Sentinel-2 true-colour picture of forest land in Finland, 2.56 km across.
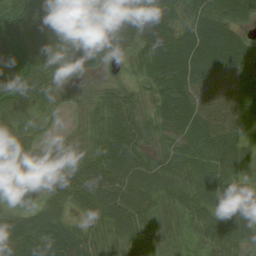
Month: August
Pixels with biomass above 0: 90%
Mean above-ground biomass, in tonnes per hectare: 56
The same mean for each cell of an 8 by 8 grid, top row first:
74 81 92 45 53 65 89 58
64 49 49 37 57 92 95 70
77 53 23 13 38 87 76 93
63 23 14 58 31 93 75 80
49 11 17 65 37 60 74 53
47 9 56 72 63 56 63 44
19 50 34 70 56 46 64 72
80 82 63 45 47 31 51 56
